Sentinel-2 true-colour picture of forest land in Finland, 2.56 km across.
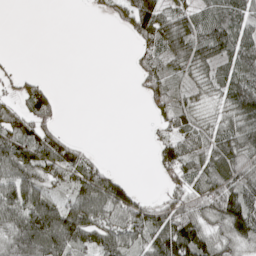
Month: May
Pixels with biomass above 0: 65%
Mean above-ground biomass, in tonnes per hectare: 63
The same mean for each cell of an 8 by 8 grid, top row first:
0 0 0 33 141 67 68 84
0 0 0 0 56 90 87 93
27 19 0 0 75 47 47 95
63 75 0 0 15 75 25 115
103 110 36 0 2 68 61 105
88 55 79 63 0 56 74 66
111 133 97 113 70 64 79 134
104 149 96 95 71 175 88 82
